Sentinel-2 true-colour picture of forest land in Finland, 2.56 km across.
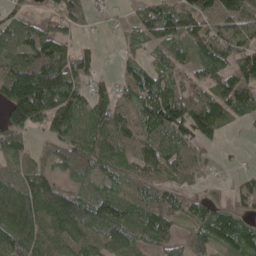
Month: May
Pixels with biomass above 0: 80%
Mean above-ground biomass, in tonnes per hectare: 83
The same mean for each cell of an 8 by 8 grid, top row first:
43 26 52 15 77 109 94 95
100 117 33 3 52 83 88 80
165 175 69 25 91 59 63 98
138 154 82 80 89 147 145 68
67 43 82 104 99 98 42 3
80 81 74 64 75 56 17 24
176 140 139 133 88 69 74 54
127 100 98 104 70 50 84 98
